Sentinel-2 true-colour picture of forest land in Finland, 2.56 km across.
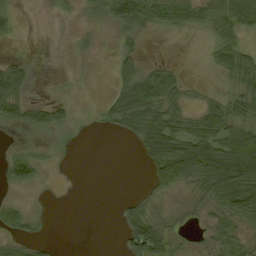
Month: September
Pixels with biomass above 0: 57%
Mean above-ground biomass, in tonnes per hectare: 36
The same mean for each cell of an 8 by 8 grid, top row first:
23 6 16 68 78 64 62 79
2 0 10 11 15 0 19 53
62 1 3 16 57 39 4 58
47 45 6 42 81 52 50 59
7 10 6 0 62 72 84 96
38 7 0 0 15 75 115 133
26 3 0 2 34 18 39 91
29 11 0 0 116 38 26 42
